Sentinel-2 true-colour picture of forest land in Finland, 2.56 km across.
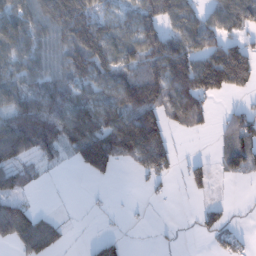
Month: January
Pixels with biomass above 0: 62%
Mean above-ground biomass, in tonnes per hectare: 69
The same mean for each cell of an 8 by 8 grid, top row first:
83 87 109 70 94 95 57 86
81 61 115 103 113 117 89 71
58 67 80 99 153 170 159 115
74 88 118 104 158 99 46 43
102 67 147 144 216 22 0 80
51 5 21 41 34 20 40 34
58 3 1 5 4 1 32 3
58 73 1 44 1 5 19 30
